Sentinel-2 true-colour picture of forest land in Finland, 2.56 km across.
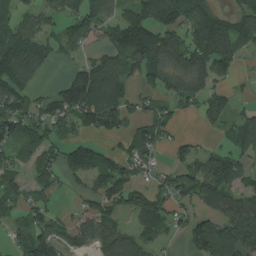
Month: August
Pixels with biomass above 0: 68%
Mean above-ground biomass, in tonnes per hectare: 80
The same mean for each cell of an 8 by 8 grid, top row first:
59 61 103 66 120 121 117 81
137 65 70 105 157 96 139 80
135 12 121 132 67 76 84 19
105 80 117 117 49 51 72 46
81 76 69 20 105 44 14 94
51 47 63 102 37 72 122 77
54 51 39 84 113 57 58 90
28 80 54 92 62 14 167 116
